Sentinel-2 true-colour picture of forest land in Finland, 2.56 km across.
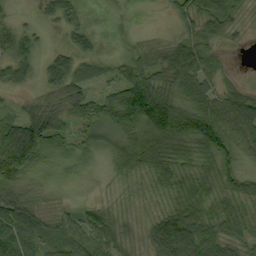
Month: September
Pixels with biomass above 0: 87%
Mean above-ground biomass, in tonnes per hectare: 53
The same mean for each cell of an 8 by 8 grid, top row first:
17 29 26 0 0 34 70 29
64 15 39 4 32 59 44 6
41 43 49 42 78 77 57 13
30 68 55 90 119 108 83 89
113 81 45 71 99 100 86 60
67 21 15 27 48 68 57 57
80 26 23 29 21 55 60 48
85 42 59 55 38 104 82 58
